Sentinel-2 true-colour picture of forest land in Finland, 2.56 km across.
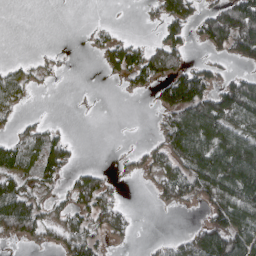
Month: April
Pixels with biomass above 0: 50%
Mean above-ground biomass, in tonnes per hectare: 60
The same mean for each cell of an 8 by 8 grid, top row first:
0 0 0 1 9 97 56 141
0 4 2 70 56 81 48 102
60 10 0 18 72 112 82 62
37 4 2 0 1 126 133 128
73 87 9 0 13 112 124 133
93 68 53 23 29 99 141 170
156 43 78 62 0 31 61 127
40 37 98 33 3 30 139 134
